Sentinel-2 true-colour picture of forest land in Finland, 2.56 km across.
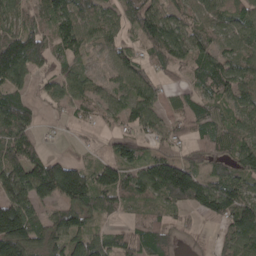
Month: April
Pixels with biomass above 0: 79%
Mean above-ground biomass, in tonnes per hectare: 72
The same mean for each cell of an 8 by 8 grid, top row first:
62 81 85 47 93 59 69 65
125 79 66 54 48 84 63 67
87 38 62 36 58 23 86 80
110 16 34 47 69 40 59 56
100 14 6 42 48 57 64 82
110 166 99 78 98 179 71 91
123 58 100 55 39 53 82 122
153 77 77 59 91 35 9 108
